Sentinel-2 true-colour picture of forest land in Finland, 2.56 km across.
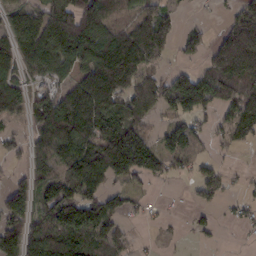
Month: February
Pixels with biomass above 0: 67%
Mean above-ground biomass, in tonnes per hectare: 85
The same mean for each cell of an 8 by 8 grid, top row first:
73 99 158 80 56 14 4 70
113 143 163 175 93 19 61 231
96 79 96 206 91 101 112 141
76 113 167 112 79 66 60 101
47 107 134 154 102 88 25 36
31 90 120 84 71 28 43 10
113 107 157 73 22 3 36 25
114 139 119 92 5 5 12 4
